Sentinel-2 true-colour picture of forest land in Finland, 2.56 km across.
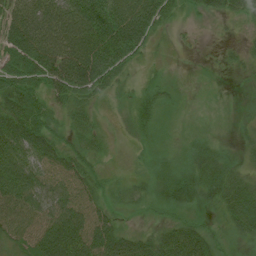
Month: July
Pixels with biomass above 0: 83%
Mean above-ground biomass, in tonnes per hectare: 54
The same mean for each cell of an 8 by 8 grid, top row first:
80 99 120 117 139 35 35 41
101 114 112 124 51 5 3 16
76 79 111 56 16 4 0 5
89 46 38 9 39 7 4 4
112 72 37 9 14 6 29 17
116 66 65 14 19 43 49 39
74 69 81 28 16 35 17 74
40 103 106 97 47 78 52 24
